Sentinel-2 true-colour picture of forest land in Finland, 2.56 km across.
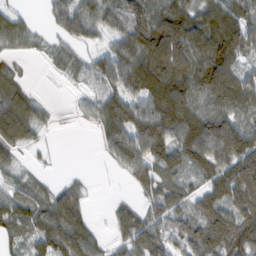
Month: February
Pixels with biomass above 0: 80%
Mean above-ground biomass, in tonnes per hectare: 72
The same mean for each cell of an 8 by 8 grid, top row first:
42 29 98 77 103 113 82 70
29 28 44 60 118 133 126 66
39 3 33 78 89 117 124 67
120 19 22 85 84 88 85 84
77 9 0 71 103 97 143 134
41 14 10 7 69 57 63 138
96 88 71 18 43 57 91 98
42 96 103 35 86 66 111 100
